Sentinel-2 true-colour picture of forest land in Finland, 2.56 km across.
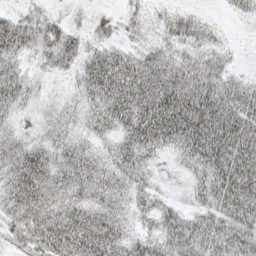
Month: April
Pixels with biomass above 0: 88%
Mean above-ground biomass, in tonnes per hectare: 60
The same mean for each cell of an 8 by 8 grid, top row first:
36 33 9 25 36 45 16 21
65 48 45 45 41 43 51 9
59 13 45 102 90 82 76 42
33 24 45 92 100 121 110 99
50 51 50 45 82 62 106 115
74 70 68 66 44 8 71 106
62 65 65 66 42 35 56 98
44 76 85 82 54 75 74 76
